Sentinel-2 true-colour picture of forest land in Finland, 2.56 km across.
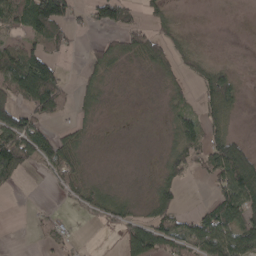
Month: April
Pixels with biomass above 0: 56%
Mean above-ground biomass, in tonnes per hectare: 44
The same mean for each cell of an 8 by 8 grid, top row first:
64 147 23 78 24 18 0 0
49 57 8 33 86 49 6 0
107 124 20 18 7 33 70 23
92 85 26 5 2 40 47 19
109 63 34 5 4 51 61 42
41 25 37 12 8 51 43 104
0 6 24 56 20 53 43 110
0 31 8 1 127 78 120 100
